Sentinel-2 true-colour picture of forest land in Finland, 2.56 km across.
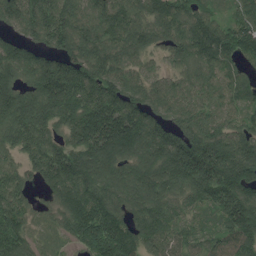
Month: July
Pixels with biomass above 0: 94%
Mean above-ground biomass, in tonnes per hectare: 145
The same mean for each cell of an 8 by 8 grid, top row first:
144 186 140 156 122 143 104 106
122 125 180 147 110 119 191 140
136 193 187 159 107 84 117 87
204 190 180 189 167 137 124 96
131 128 171 230 167 197 240 157
98 126 150 130 128 167 210 234
129 46 160 136 139 111 117 197
133 34 119 206 125 108 101 134
